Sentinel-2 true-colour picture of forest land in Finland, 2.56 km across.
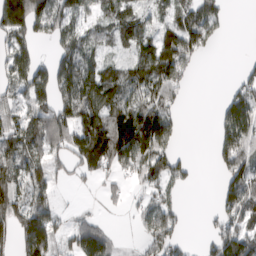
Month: March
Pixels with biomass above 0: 66%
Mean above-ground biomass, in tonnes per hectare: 71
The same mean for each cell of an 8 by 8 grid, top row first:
159 121 64 73 37 67 81 0
79 23 83 42 68 156 38 0
67 103 129 92 114 82 0 38
66 100 135 116 112 38 0 129
97 85 105 165 109 36 5 113
110 59 31 34 75 58 0 107
75 74 8 9 45 35 6 106
77 117 97 48 38 57 39 129
